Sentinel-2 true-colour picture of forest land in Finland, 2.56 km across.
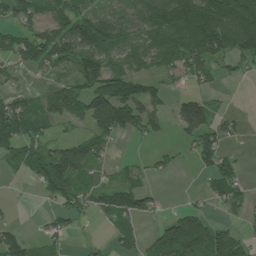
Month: July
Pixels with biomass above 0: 62%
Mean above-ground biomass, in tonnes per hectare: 70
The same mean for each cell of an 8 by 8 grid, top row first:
72 64 97 54 92 144 180 172
63 127 113 80 46 83 149 92
21 19 94 132 63 34 37 24
125 66 76 183 105 56 83 10
106 68 77 27 15 19 93 15
17 137 76 22 38 9 47 41
5 19 59 97 74 19 23 48
71 54 6 34 51 134 126 68
